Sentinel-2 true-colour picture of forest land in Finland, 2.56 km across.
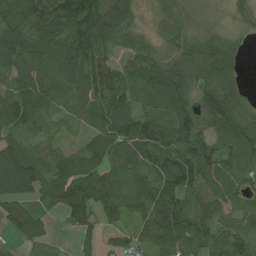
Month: July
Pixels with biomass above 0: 88%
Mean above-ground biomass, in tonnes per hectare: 84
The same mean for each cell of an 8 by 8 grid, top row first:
94 126 156 121 16 49 10 20
117 106 142 67 67 54 88 32
82 83 88 81 97 128 92 44
101 70 51 114 75 121 109 92
72 54 30 107 105 91 83 110
179 74 117 79 95 149 91 68
100 52 119 111 113 130 81 55
42 33 22 39 54 116 69 70
